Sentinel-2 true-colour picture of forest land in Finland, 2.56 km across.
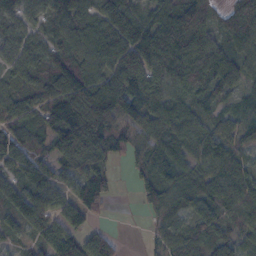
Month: October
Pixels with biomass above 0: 87%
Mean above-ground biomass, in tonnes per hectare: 80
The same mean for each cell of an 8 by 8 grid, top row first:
49 54 86 117 68 107 64 104
57 60 95 116 146 179 108 63
51 73 123 91 103 117 127 66
75 76 124 135 112 84 49 44
76 58 174 93 70 85 87 48
58 63 71 43 72 85 76 75
68 79 106 20 47 64 69 88
28 76 80 47 15 66 67 63
